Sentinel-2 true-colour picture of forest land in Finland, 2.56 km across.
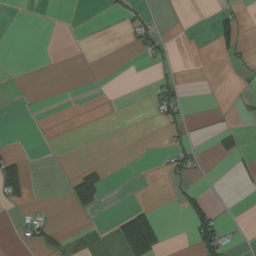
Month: August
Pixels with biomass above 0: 13%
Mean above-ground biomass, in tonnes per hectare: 11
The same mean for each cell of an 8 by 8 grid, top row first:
0 0 0 8 21 3 4 14
0 0 1 0 24 5 1 21
0 0 0 0 1 18 0 5
0 0 0 0 1 25 2 10
2 0 0 2 0 15 2 13
63 0 43 12 0 19 1 13
9 4 33 1 25 9 38 0
4 32 16 17 111 0 60 6
